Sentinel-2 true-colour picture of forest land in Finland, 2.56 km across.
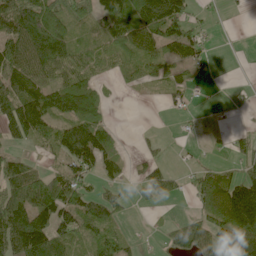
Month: June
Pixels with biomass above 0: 63%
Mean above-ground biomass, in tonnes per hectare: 63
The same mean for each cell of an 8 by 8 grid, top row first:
109 139 70 130 129 139 10 4
79 117 43 75 76 76 18 0
95 64 73 24 46 37 12 0
116 132 120 10 0 17 3 3
30 45 149 60 9 2 7 41
89 65 71 34 36 27 83 70
124 129 85 62 10 4 66 199
142 144 45 65 6 57 54 68
